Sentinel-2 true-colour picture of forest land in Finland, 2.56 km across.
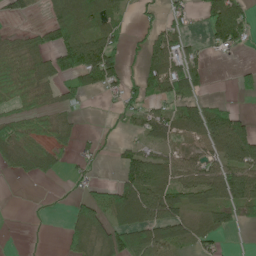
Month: June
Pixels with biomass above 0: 57%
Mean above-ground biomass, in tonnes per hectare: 54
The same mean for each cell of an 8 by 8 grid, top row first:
27 30 93 65 15 24 75 92
36 55 153 88 46 69 23 28
49 42 68 64 74 99 27 23
30 32 15 8 51 52 82 27
62 39 26 11 35 40 89 165
21 29 12 8 104 76 75 100
0 0 44 97 180 96 66 59
0 0 61 82 111 89 46 0
